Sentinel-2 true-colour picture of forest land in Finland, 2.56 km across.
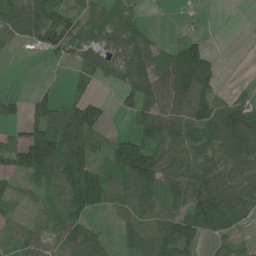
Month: June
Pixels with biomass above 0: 70%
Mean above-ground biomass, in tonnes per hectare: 59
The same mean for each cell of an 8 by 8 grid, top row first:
90 104 51 35 16 2 2 0
19 51 41 42 73 47 36 0
0 4 37 28 83 119 87 3
25 77 64 11 68 90 91 83
59 144 76 41 87 90 89 121
48 76 103 59 121 78 85 57
27 35 76 47 65 65 132 80
38 39 91 31 80 125 38 21
